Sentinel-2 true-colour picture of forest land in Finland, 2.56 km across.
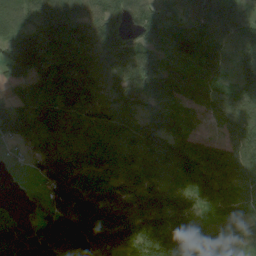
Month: August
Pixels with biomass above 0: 91%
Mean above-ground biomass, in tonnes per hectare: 114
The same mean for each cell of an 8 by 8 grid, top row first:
100 128 128 101 91 39 116 120
138 172 146 138 108 74 123 88
76 143 167 121 140 103 97 103
115 141 100 65 61 61 49 125
62 79 64 75 91 105 73 133
2 148 123 80 102 82 116 110
39 115 227 163 173 158 73 94
176 184 235 227 137 172 109 114
